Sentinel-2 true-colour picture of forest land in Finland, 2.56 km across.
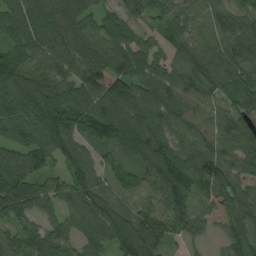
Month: August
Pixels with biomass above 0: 94%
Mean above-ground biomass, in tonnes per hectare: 97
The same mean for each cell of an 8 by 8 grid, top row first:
111 114 105 69 71 69 74 77
84 118 131 108 94 78 82 97
128 107 122 179 96 92 111 95
113 141 135 132 117 102 77 79
83 115 84 76 124 88 93 99
113 69 99 42 71 126 135 115
106 61 114 110 65 89 49 98
72 108 84 119 139 45 30 104
